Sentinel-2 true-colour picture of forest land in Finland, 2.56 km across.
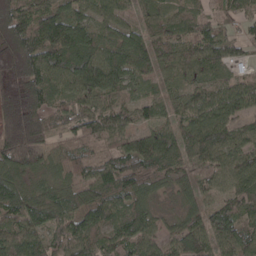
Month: April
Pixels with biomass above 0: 92%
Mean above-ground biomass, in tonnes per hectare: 89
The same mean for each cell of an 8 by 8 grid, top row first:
143 112 76 63 46 53 44 62
175 137 132 100 98 77 91 52
112 115 130 127 58 42 54 54
142 101 80 78 46 54 98 73
172 91 76 73 99 85 103 73
101 67 69 115 122 54 72 89
106 116 81 89 80 42 68 83
91 79 95 87 85 77 100 102
